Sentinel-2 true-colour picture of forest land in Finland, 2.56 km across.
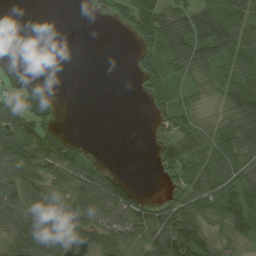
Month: August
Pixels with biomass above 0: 65%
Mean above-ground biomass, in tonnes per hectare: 63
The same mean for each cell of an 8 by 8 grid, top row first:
0 0 0 33 141 67 68 84
0 0 0 0 56 90 87 93
27 19 0 0 75 47 47 95
63 75 0 0 15 75 25 115
103 110 36 0 2 68 61 105
88 55 79 63 0 56 74 66
111 133 97 113 70 64 79 134
104 149 96 95 71 175 88 82
